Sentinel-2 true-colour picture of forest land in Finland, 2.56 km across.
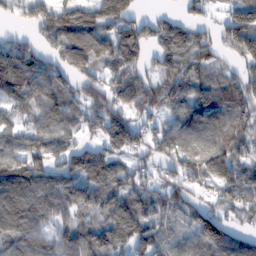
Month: February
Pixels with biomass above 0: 84%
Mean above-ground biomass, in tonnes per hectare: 108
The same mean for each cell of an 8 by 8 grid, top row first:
64 162 159 158 52 46 44 147
104 86 157 116 94 135 92 136
182 129 97 99 92 98 84 86
69 108 86 125 87 83 139 103
105 121 76 138 94 136 123 116
138 109 130 118 81 101 150 119
124 106 90 109 96 89 71 99
109 98 116 118 127 52 129 78
